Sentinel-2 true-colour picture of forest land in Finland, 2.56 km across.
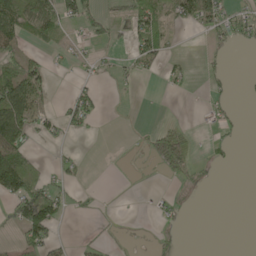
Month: May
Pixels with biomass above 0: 32%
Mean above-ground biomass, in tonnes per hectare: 28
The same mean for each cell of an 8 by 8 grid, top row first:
72 74 62 20 70 56 65 28
39 9 7 18 61 5 13 10
107 32 11 15 9 13 10 2
125 23 53 0 1 0 15 5
104 13 1 0 7 77 9 5
182 23 11 0 1 22 5 0
66 120 8 1 1 12 0 0
15 68 5 4 1 7 0 0
